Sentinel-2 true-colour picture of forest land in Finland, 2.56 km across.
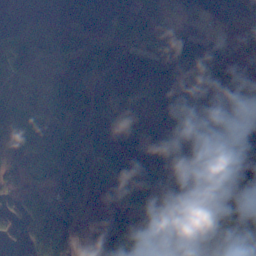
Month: November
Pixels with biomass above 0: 86%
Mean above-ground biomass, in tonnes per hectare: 138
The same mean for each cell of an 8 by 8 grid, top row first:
10 67 1 41 147 71 31 63
186 167 180 150 79 120 106 92
57 48 92 137 138 127 129 136
139 74 143 90 96 146 146 156
154 155 128 159 182 196 163 171
117 137 198 183 268 198 164 185
94 161 198 228 243 209 138 163
30 185 152 238 146 185 159 152
